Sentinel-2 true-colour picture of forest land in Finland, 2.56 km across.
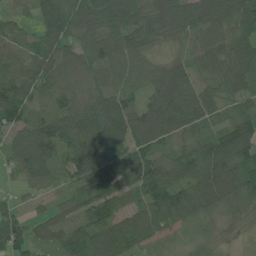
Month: June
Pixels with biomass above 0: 93%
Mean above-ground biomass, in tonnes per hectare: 72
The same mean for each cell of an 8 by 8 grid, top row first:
23 106 98 107 85 93 79 77
31 67 64 82 58 17 48 63
60 65 35 62 69 94 42 75
81 57 84 118 85 118 74 51
65 92 117 156 78 48 73 95
35 54 86 136 120 76 100 90
32 31 69 81 70 88 72 48
69 50 79 104 51 32 22 9
